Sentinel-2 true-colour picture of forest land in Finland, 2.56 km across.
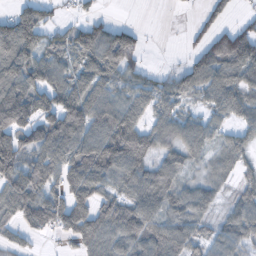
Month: October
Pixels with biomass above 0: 76%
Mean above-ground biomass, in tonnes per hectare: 75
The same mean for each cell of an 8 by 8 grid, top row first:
87 47 26 10 0 0 52 21
135 66 93 126 27 1 86 144
116 94 68 70 43 58 82 86
167 111 122 111 69 48 42 61
130 131 103 128 103 70 48 49
105 118 114 90 88 65 34 34
102 123 107 92 62 57 44 66
38 13 74 60 70 81 46 66
